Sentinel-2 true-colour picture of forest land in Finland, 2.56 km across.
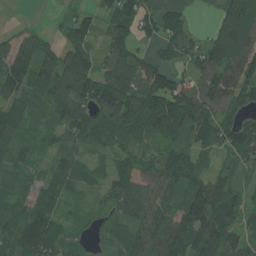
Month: July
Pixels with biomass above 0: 86%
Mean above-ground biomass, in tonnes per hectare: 91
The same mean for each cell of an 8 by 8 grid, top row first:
1 7 45 95 116 56 5 183
98 73 111 89 33 83 88 135
127 133 176 131 112 91 102 129
88 66 124 131 137 135 104 82
81 41 66 57 48 79 80 133
63 69 71 90 82 121 74 54
76 107 23 57 91 88 166 89
114 127 39 55 104 138 134 88
